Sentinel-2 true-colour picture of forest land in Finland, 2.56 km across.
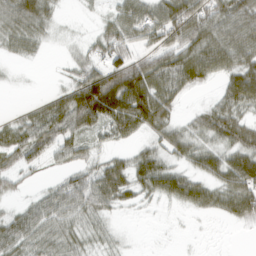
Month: March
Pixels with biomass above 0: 71%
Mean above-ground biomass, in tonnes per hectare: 44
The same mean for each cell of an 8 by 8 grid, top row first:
71 36 3 33 63 81 67 81
32 9 14 60 37 59 73 75
2 2 54 99 96 69 32 74
10 55 107 105 109 30 37 43
51 58 37 24 22 50 29 56
31 9 34 65 51 49 41 81
17 47 48 29 8 14 34 59
52 43 29 14 0 1 0 0
